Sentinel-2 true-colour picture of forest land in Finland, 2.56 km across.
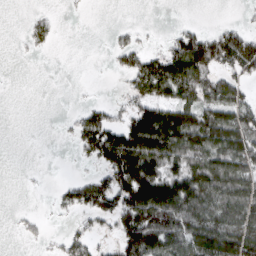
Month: March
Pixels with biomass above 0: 52%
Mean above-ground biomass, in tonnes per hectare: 60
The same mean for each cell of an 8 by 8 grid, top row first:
0 14 3 0 0 1 0 4
1 13 0 20 31 78 114 125
0 0 1 3 101 128 79 58
0 0 25 36 98 110 100 96
0 0 51 131 158 130 123 111
0 1 16 94 163 101 127 106
3 5 66 87 154 144 92 107
3 12 47 33 139 112 130 130
